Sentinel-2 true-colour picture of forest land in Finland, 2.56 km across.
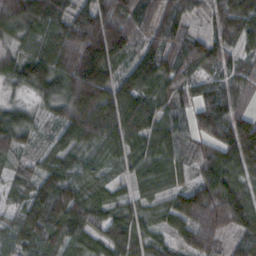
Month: October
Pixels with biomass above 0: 94%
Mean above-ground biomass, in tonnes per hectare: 86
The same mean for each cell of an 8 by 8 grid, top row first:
122 132 75 120 54 94 34 61
44 69 145 169 79 74 54 57
72 112 181 116 126 80 63 76
61 43 164 128 110 64 115 77
72 52 78 71 81 69 67 169
39 85 63 34 64 53 102 82
55 132 112 66 44 108 148 106
68 87 74 94 72 59 97 59
